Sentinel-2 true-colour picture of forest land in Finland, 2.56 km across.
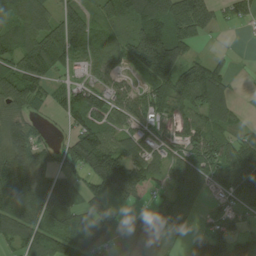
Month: August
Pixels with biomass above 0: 78%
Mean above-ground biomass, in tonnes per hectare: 80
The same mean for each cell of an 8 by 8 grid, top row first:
93 72 77 74 112 141 70 41
66 115 61 54 166 130 9 1
109 58 32 46 86 121 133 3
63 27 119 74 80 52 103 24
98 29 106 71 74 47 106 68
153 56 59 179 86 58 72 134
140 122 86 96 48 115 19 55
70 91 109 61 120 66 88 54
